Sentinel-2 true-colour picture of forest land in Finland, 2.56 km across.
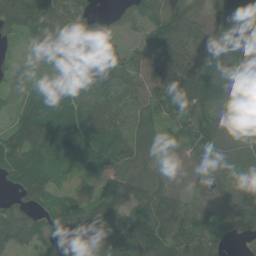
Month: June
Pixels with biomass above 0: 90%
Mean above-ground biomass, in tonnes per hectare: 86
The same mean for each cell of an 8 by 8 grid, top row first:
123 104 75 38 85 114 75 105
29 96 95 68 77 180 140 122
35 79 95 92 68 154 95 109
49 87 95 99 48 75 69 78
121 115 99 85 51 64 97 41
90 69 24 89 81 66 77 76
73 66 79 124 86 88 78 101
75 62 121 118 139 105 73 15
